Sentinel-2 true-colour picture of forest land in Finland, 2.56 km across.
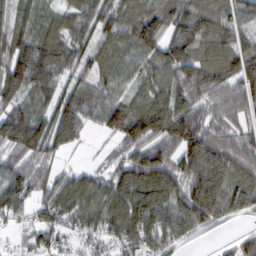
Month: February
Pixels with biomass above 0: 89%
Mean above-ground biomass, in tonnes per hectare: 86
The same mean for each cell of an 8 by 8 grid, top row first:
67 58 76 94 108 103 104 73
107 113 74 73 102 106 87 86
109 95 64 63 63 84 114 114
91 77 100 101 101 108 73 73
99 100 32 24 110 122 124 82
87 55 62 71 138 120 142 63
74 81 77 95 117 106 144 58
28 58 46 64 102 72 10 51
